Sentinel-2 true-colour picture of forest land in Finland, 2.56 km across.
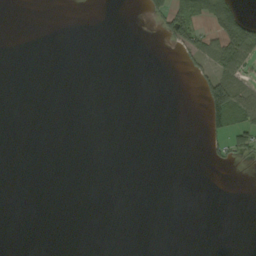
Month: September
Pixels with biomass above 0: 10%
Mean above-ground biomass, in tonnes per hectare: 12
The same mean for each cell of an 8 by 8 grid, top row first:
0 0 0 0 14 95 91 60
0 0 0 0 0 24 46 90
0 0 0 0 0 0 52 46
0 0 0 0 0 0 73 93
0 0 0 0 0 0 21 48
0 0 0 0 0 0 0 0
0 0 0 0 0 0 0 0
0 0 0 0 0 0 0 0
